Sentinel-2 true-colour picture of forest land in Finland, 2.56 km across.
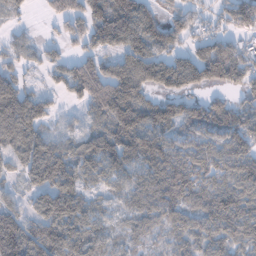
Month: January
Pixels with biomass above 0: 82%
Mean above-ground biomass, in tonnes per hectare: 91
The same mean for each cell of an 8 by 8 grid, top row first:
29 35 94 181 109 74 48 112
53 29 55 88 112 69 88 66
71 13 125 156 94 121 97 74
172 60 39 177 125 85 115 78
134 89 90 130 126 70 68 97
42 146 89 86 90 119 89 103
64 122 101 49 80 96 97 103
168 136 106 48 53 57 79 79
